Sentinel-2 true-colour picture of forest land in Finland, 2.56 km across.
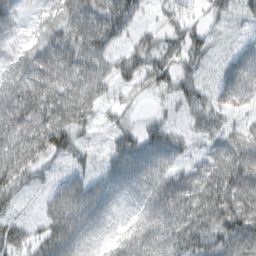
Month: February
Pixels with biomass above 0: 89%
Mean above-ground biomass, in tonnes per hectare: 62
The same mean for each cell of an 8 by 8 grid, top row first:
39 44 79 88 22 36 26 27
28 74 79 42 58 55 42 33
78 87 71 48 60 65 23 72
98 91 79 29 17 27 62 32
83 92 43 40 75 56 35 64
83 29 45 76 75 67 84 92
31 51 104 52 67 93 89 92
71 96 76 49 84 90 75 86
